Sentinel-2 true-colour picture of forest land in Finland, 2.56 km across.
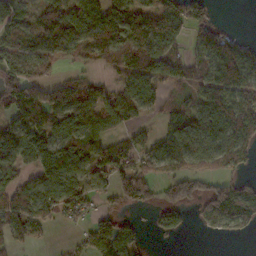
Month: November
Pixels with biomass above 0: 70%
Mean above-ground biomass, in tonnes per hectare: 77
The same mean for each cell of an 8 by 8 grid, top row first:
77 111 140 110 94 93 44 0
79 63 66 84 115 63 111 85
109 67 45 33 91 62 91 116
99 123 112 135 47 58 91 110
114 135 102 88 63 83 86 105
68 125 79 99 88 69 58 49
89 90 70 24 32 73 73 110
49 17 22 90 21 15 5 11
